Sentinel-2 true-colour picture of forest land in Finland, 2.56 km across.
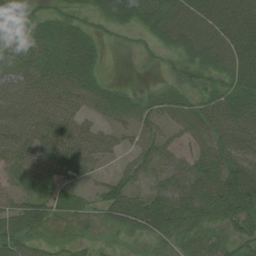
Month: August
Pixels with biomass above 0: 86%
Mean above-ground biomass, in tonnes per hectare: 53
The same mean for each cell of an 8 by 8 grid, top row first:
75 47 42 64 59 71 76 83
65 63 71 11 24 58 68 70
62 58 66 12 6 41 49 67
85 56 39 48 41 47 57 64
87 61 63 40 53 29 52 66
31 32 28 31 51 73 76 101
51 43 36 84 74 76 68 94
67 21 22 11 28 40 42 50
